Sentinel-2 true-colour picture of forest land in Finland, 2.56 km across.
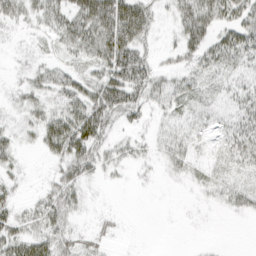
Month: March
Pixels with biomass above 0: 66%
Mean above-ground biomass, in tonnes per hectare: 27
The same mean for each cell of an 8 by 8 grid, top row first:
24 36 59 81 55 27 49 41
5 13 45 71 33 24 38 41
7 30 33 53 46 27 21 20
14 27 54 60 28 23 19 24
21 38 65 24 13 34 15 37
14 14 48 8 4 13 20 22
23 42 21 3 0 1 5 19
38 45 24 10 0 0 1 0
